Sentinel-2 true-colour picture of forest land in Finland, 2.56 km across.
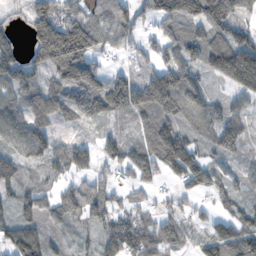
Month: November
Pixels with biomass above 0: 80%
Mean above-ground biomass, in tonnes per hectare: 84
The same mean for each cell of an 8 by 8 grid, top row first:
15 170 117 131 67 138 159 86
50 209 194 57 59 80 116 151
101 59 158 102 77 119 44 149
93 115 79 117 93 78 67 44
72 82 53 72 70 134 42 36
30 51 68 47 79 73 83 29
75 59 101 71 50 40 28 54
102 47 13 94 110 62 67 87
